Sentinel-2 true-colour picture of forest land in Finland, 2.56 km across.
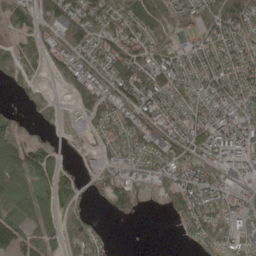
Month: May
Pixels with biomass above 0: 74%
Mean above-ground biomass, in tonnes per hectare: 79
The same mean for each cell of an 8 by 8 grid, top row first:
68 96 137 109 142 85 109 130
56 66 92 101 114 59 88 74
47 20 91 103 134 95 85 89
24 40 55 84 107 80 89 75
94 52 19 66 101 109 102 81
99 101 62 68 47 84 74 67
85 89 56 52 20 94 124 70
137 90 96 23 1 9 89 70
